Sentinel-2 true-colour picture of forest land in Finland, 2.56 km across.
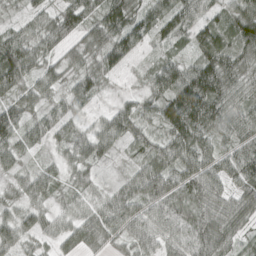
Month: April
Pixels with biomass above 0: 91%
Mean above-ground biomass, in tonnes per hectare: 64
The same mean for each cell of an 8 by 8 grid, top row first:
19 53 79 87 61 79 44 90
88 54 57 88 28 35 86 79
78 58 55 25 28 101 126 75
74 44 34 52 51 125 118 67
63 35 63 63 55 79 61 68
32 52 42 13 81 82 93 79
39 43 45 79 71 91 84 72
66 30 60 42 62 65 101 41
